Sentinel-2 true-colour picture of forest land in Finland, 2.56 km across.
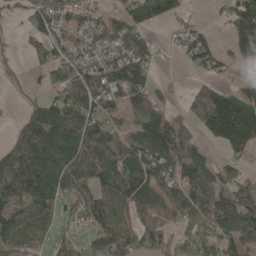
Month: May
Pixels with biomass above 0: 74%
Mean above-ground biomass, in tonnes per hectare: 85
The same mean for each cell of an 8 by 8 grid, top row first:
15 98 47 47 80 56 9 117
9 71 53 59 57 23 86 90
3 36 97 125 99 9 43 48
3 103 131 66 107 37 175 175
72 176 138 99 130 130 51 140
162 130 103 111 123 99 72 44
114 84 63 117 116 94 110 140
82 48 49 127 87 69 103 108
